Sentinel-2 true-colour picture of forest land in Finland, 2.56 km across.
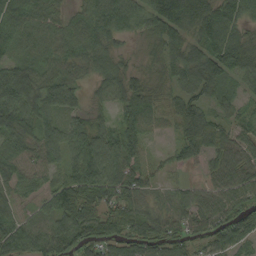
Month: September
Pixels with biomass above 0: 91%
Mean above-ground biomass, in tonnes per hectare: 68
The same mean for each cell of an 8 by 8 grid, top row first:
82 45 40 99 89 149 110 72
43 42 57 46 23 74 89 109
101 70 50 72 48 58 99 58
87 87 63 46 92 63 59 35
68 82 98 83 71 42 74 54
58 52 87 60 66 18 36 67
40 51 98 67 62 60 65 72
78 71 73 71 85 58 56 64
